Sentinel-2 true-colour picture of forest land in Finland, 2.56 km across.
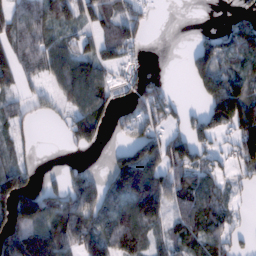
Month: February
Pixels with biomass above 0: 65%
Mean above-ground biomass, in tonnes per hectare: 76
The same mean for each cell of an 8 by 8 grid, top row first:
81 106 85 76 37 0 1 40
81 83 66 74 21 0 82 122
50 50 132 43 47 1 127 90
42 32 85 59 94 51 113 181
41 0 72 12 121 93 58 124
90 13 59 87 165 95 69 40
148 108 121 88 170 68 91 14
148 158 101 110 84 62 75 21
